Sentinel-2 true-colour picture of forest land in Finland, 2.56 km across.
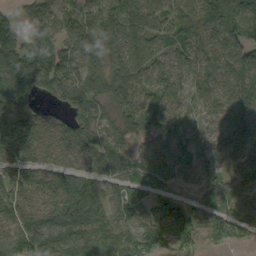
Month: September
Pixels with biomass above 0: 90%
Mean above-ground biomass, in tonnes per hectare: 81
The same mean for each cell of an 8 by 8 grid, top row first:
45 65 98 105 117 84 123 121
119 103 92 69 90 67 83 87
118 98 72 75 71 65 74 88
68 37 84 47 56 50 40 85
87 77 105 71 61 79 49 124
62 70 73 61 59 74 61 74
82 101 138 73 64 97 70 76
111 135 112 90 79 87 63 38
